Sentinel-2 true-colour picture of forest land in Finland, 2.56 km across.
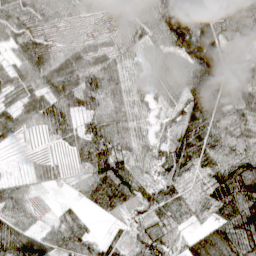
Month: April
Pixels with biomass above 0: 92%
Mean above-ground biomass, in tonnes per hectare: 64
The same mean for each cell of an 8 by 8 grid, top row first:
62 46 27 30 56 119 116 90
38 41 37 33 39 104 192 41
53 81 85 65 32 59 185 87
53 74 51 65 28 42 123 84
15 21 56 65 40 71 79 68
15 34 28 110 45 47 55 110
55 10 25 61 63 43 41 105
102 62 66 24 72 52 102 115
